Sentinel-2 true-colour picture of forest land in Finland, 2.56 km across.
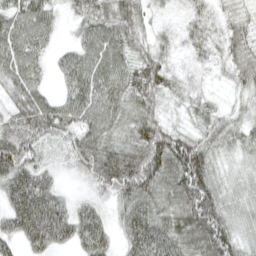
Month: April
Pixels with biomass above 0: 91%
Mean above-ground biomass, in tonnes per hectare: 57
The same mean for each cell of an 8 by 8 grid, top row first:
55 44 44 66 35 15 35 31
66 27 40 59 42 24 36 42
58 19 70 66 77 32 16 36
56 71 65 61 60 20 42 28
99 46 69 58 92 93 60 42
83 42 32 104 106 89 78 29
89 100 38 33 70 63 110 38
54 79 51 30 100 67 108 51
